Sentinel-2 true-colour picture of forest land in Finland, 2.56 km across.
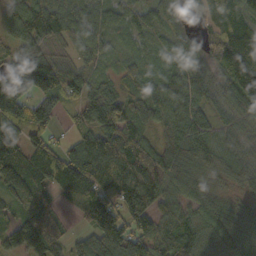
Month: October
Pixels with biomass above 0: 91%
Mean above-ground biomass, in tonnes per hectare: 94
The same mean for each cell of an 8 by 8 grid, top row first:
105 157 113 64 68 57 59 104
79 82 82 39 45 73 65 130
172 119 76 42 64 75 77 115
128 73 59 120 83 80 81 69
115 92 71 154 97 72 46 62
160 138 141 124 155 81 61 64
68 80 103 117 131 68 76 50
130 140 63 162 135 115 81 87
